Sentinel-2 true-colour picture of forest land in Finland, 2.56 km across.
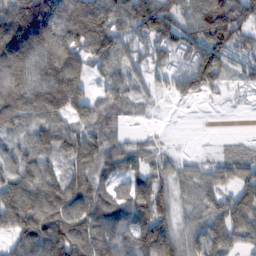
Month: February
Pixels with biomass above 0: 84%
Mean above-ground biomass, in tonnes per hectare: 91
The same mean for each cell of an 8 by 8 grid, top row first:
173 205 152 134 158 104 151 140
174 151 110 110 104 111 156 78
125 151 84 50 57 89 136 40
135 146 47 51 12 0 1 3
53 81 45 62 31 5 1 13
93 63 79 59 70 60 60 80
65 119 102 113 113 56 69 90
82 150 112 123 149 86 99 79
